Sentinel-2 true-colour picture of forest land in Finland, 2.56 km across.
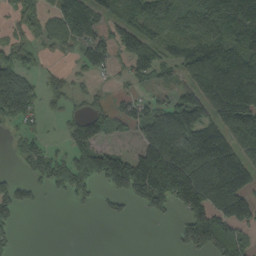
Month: September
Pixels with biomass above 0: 62%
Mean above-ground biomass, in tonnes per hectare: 85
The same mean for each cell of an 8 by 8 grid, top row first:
38 44 127 62 77 100 123 108
57 21 59 77 107 51 112 114
125 29 25 17 45 45 119 132
115 25 39 59 72 150 131 192
31 29 92 29 89 151 147 119
37 113 149 183 208 223 170 151
95 6 25 34 52 64 171 163
29 0 0 0 0 33 147 88
